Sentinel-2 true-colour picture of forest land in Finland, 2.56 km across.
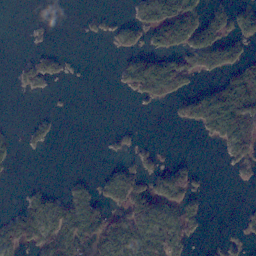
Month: November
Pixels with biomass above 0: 36%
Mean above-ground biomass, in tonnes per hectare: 37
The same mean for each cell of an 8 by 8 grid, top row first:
0 0 7 9 44 118 63 73
0 7 0 12 45 63 94 45
13 22 2 7 121 88 20 95
0 4 0 0 2 23 108 149
15 17 0 8 7 1 12 106
2 0 9 32 37 68 3 16
19 63 68 45 75 68 12 4
58 50 80 68 76 66 7 18
